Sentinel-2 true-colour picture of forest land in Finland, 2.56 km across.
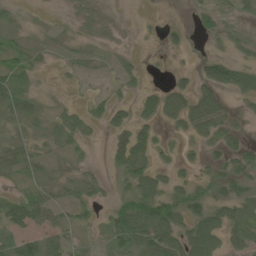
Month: June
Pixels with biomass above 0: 58%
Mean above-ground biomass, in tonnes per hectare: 29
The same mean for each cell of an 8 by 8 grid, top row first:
9 2 18 10 1 0 26 16
23 8 11 10 1 12 3 16
25 2 8 14 12 17 53 53
25 16 29 39 40 60 79 11
21 26 24 30 42 10 28 30
10 11 29 15 59 23 20 31
46 44 26 34 86 67 61 31
36 45 8 32 74 66 102 24
